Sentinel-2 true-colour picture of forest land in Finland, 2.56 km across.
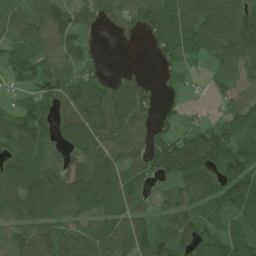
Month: June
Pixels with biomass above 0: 82%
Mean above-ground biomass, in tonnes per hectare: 73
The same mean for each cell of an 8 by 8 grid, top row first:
51 82 77 53 81 95 97 97
69 70 67 3 9 71 71 106
52 96 80 39 28 22 23 52
56 67 95 105 60 35 11 58
84 71 83 88 77 93 121 82
98 107 97 95 59 78 76 109
85 110 82 63 48 66 64 93
77 85 82 70 86 77 85 77
